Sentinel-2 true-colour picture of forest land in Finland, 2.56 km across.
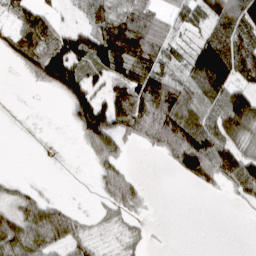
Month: March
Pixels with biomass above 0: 61%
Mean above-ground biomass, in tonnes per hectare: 66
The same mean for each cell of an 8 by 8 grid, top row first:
52 58 17 104 85 48 92 118
95 131 116 153 131 39 128 95
2 124 107 78 113 76 170 71
0 0 87 112 154 132 83 175
0 0 22 83 55 144 120 72
7 1 0 75 7 19 69 118
52 65 8 48 17 0 0 9
110 75 46 14 20 0 0 0
